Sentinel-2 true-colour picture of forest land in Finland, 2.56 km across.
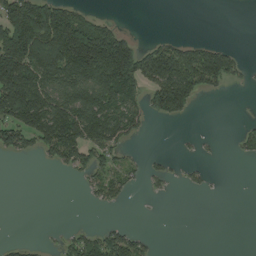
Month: August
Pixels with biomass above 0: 39%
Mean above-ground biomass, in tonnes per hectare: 76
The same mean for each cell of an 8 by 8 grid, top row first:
204 219 95 13 0 0 0 0
255 221 318 258 61 102 80 14
250 144 158 209 122 228 116 29
185 189 178 137 70 91 0 0
81 125 172 96 6 4 5 30
0 1 30 72 30 14 15 0
0 0 1 22 1 0 0 0
13 7 69 97 33 0 0 0
